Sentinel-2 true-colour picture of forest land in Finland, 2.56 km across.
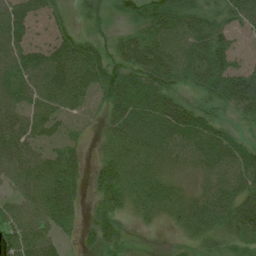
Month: July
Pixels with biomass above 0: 86%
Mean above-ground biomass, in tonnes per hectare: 46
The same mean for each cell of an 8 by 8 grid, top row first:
64 41 16 19 49 69 42 65
59 57 47 28 65 73 85 29
53 68 64 56 57 43 67 76
59 56 46 44 57 62 34 44
64 52 20 32 44 53 57 34
52 67 24 53 33 18 39 60
42 65 20 37 34 32 60 67
57 42 15 33 4 7 29 35
